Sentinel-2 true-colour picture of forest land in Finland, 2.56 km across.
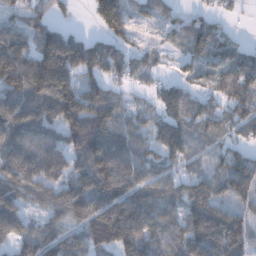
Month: December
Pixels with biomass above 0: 83%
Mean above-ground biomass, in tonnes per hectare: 99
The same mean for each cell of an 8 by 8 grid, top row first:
49 63 5 135 31 37 39 15
154 198 153 91 32 26 130 71
160 221 97 76 33 42 47 103
162 126 172 115 39 93 86 95
133 128 156 153 79 101 61 54
121 115 110 154 89 58 52 137
102 74 150 150 134 82 136 73
86 94 83 131 123 92 120 128
